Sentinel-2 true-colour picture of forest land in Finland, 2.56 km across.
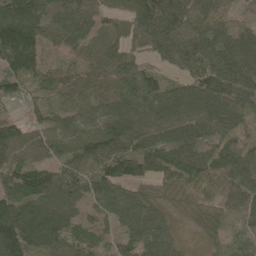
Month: May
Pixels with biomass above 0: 93%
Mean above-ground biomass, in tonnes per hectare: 82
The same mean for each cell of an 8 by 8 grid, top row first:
125 71 79 56 122 137 132 60
142 39 53 63 68 150 120 127
79 52 65 86 87 46 131 134
21 55 54 77 83 94 109 112
105 68 61 79 75 99 90 57
80 92 62 90 64 71 69 127
103 92 49 69 74 44 86 87
137 102 58 39 82 30 25 39
